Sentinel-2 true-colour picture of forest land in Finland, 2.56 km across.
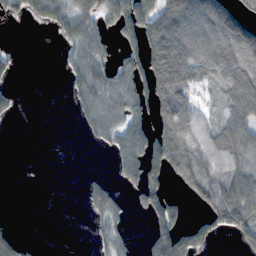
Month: November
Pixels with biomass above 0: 50%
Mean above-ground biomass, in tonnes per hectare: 59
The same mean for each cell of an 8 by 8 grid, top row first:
29 67 72 59 99 109 132 95
10 0 61 35 85 149 133 148
14 0 58 60 85 180 76 123
18 0 35 63 49 146 43 94
0 0 3 44 86 142 94 95
0 0 6 22 85 62 80 87
0 0 7 65 41 48 44 145
31 0 0 49 14 103 40 45
